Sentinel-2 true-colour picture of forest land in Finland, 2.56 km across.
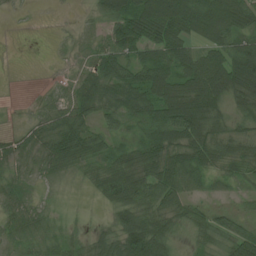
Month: June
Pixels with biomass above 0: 83%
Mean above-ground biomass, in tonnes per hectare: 56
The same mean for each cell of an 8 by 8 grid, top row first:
4 1 9 92 127 129 132 79
0 3 21 76 77 74 67 80
0 6 35 71 78 87 114 121
2 46 54 49 66 125 101 46
33 63 83 34 59 75 88 55
31 30 21 62 79 86 47 32
32 18 6 50 82 64 27 19
29 36 26 78 138 24 39 74
